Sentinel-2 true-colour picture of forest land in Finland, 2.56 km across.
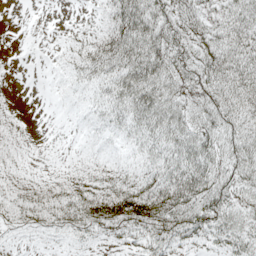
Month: May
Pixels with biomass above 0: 82%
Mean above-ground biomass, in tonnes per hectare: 29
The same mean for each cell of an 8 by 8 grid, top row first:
0 0 2 48 62 37 26 42
0 3 23 57 55 34 38 48
1 4 22 36 56 30 40 51
9 1 9 30 47 33 31 38
21 3 8 13 27 41 34 35
22 13 22 21 25 51 43 32
38 41 49 64 61 61 44 30
7 8 12 10 27 30 27 44
